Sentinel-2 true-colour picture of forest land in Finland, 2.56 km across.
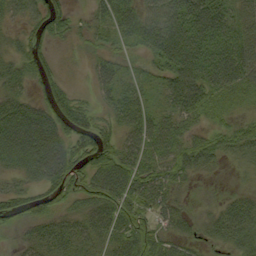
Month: September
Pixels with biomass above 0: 84%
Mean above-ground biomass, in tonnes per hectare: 42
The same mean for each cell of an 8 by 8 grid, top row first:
27 52 10 52 52 71 82 32
22 23 13 25 28 73 86 63
34 36 4 36 19 49 77 56
55 57 41 27 41 39 36 17
77 91 67 40 53 48 43 45
25 66 40 66 56 40 12 7
43 32 23 55 53 31 15 44
10 40 33 38 53 35 20 37
